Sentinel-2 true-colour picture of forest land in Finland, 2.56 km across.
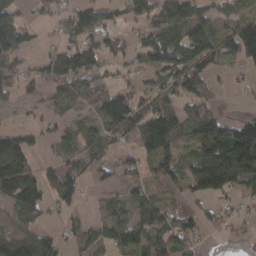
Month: March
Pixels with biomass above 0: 67%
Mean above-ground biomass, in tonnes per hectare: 70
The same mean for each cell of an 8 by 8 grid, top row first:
66 27 82 41 53 84 55 61
76 25 104 45 87 106 109 91
79 88 92 37 34 88 83 13
17 41 32 137 79 81 82 10
127 24 58 51 59 73 135 178
203 54 72 48 59 72 136 131
100 69 34 49 84 44 39 23
74 73 69 78 72 78 21 14
